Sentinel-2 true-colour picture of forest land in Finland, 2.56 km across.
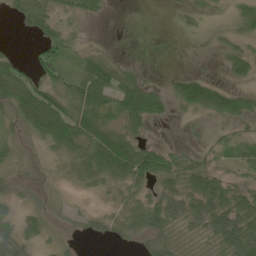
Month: June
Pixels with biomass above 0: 67%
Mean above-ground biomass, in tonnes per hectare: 40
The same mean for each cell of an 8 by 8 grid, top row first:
27 52 28 4 0 7 18 40
5 42 23 7 0 0 6 29
81 51 78 89 36 28 37 22
54 102 90 76 81 17 57 55
23 41 77 103 40 11 18 36
13 10 40 62 64 55 65 20
20 20 10 20 56 52 84 75
48 17 9 19 29 31 32 98
